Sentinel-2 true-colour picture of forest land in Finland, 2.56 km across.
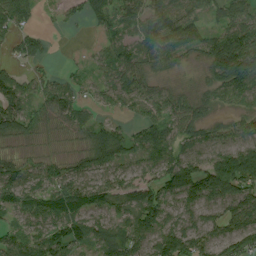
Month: August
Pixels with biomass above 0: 86%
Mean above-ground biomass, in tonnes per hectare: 67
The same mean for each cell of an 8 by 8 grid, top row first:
89 7 30 64 69 78 51 70
43 24 5 59 63 76 73 128
54 43 30 61 69 20 51 115
83 60 54 30 65 69 41 65
34 15 30 100 77 67 72 80
85 70 61 58 48 134 144 128
67 85 77 55 99 57 71 108
53 80 67 98 74 103 77 83
